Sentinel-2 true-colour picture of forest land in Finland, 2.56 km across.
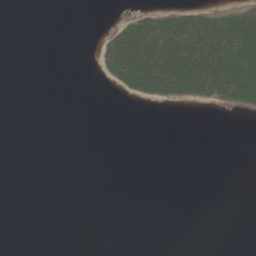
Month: June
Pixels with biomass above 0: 17%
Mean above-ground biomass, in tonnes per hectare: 13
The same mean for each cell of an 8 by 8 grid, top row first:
0 0 0 1 20 31 28 37
0 0 0 41 78 78 78 76
0 0 0 19 67 75 77 83
0 0 0 0 0 0 1 9
0 0 0 0 0 0 0 0
0 0 0 0 0 0 0 0
0 0 0 0 0 0 0 0
0 0 0 0 0 0 0 0
